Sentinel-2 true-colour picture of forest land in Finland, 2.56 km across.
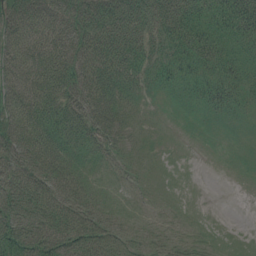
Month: July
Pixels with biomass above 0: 94%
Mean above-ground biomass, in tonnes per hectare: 49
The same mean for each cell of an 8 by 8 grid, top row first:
69 72 81 95 88 84 62 90
66 68 70 86 64 61 70 48
62 75 70 59 41 48 54 54
72 68 69 51 19 16 36 35
78 61 51 37 21 8 11 23
72 58 37 21 19 11 1 14
78 63 47 25 15 15 4 0
85 74 64 38 25 21 19 12
